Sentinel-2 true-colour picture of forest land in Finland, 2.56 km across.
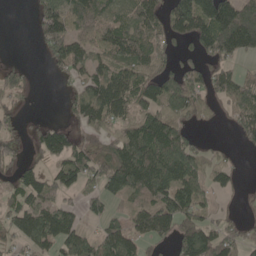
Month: May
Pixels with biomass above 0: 67%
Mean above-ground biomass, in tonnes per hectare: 75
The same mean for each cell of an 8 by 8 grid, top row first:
0 118 113 73 89 110 166 175
0 66 72 99 94 40 79 113
48 4 53 122 101 92 67 59
33 1 80 95 80 89 36 79
59 90 54 74 159 126 23 29
57 59 82 115 147 125 63 17
63 79 40 35 72 99 38 16
51 87 64 91 63 78 110 61
